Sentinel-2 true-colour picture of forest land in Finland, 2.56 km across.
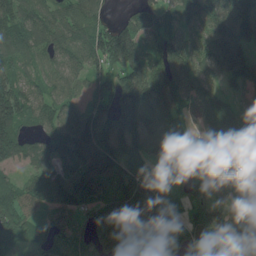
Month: June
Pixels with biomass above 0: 89%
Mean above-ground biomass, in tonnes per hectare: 106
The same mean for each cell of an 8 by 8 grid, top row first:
121 106 110 32 72 67 112 140
108 96 106 204 110 154 119 153
110 67 55 123 156 137 85 100
171 98 70 128 134 87 115 97
144 106 204 141 113 78 90 118
43 91 160 131 91 36 69 74
115 72 88 110 186 58 91 69
95 81 54 105 116 91 79 116
